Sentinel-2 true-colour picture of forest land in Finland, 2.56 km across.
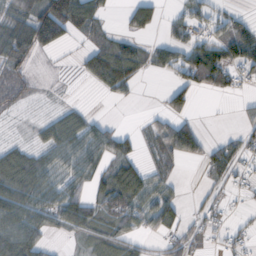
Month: October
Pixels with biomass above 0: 61%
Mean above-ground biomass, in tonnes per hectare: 45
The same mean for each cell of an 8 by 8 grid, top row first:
81 128 97 10 57 22 32 21
101 56 18 69 29 50 59 86
40 6 15 93 16 27 46 24
18 14 26 0 7 46 0 13
26 57 77 63 27 101 30 31
96 55 68 63 49 14 24 18
102 71 87 53 53 40 27 7
103 29 22 46 22 39 21 21
